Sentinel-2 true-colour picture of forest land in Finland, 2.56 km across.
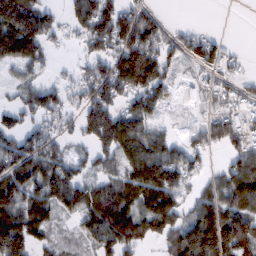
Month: February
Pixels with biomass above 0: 72%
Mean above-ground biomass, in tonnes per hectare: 77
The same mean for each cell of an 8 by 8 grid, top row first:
148 35 84 94 72 1 0 0
121 45 28 92 156 60 76 7
34 29 55 128 148 37 36 41
62 86 66 108 97 14 27 61
85 70 30 128 119 49 57 55
107 97 38 57 131 99 32 105
123 83 95 110 104 87 90 110
149 47 40 105 66 83 160 144
